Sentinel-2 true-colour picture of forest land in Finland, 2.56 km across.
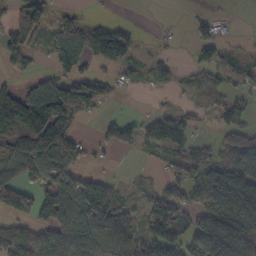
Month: October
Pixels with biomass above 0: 60%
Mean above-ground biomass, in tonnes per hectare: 74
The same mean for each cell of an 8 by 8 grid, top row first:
78 60 31 8 1 2 19 1
85 53 173 127 11 7 62 9
27 65 52 29 23 19 33 34
152 173 83 5 12 35 29 55
101 162 61 66 52 58 26 76
79 123 99 24 9 58 71 176
153 136 146 113 35 90 126 179
89 97 135 118 91 90 185 160
